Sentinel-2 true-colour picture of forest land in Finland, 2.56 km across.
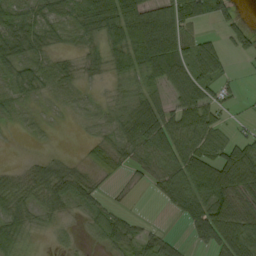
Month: September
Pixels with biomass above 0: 74%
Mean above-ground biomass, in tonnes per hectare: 43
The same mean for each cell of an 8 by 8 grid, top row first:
65 39 37 84 93 76 56 18
60 32 21 40 101 72 46 23
38 44 25 21 52 55 47 8
20 12 25 29 76 61 55 8
3 8 9 42 72 77 64 45
28 60 41 24 30 71 76 72
55 40 27 25 0 36 75 67
50 8 11 51 40 19 41 81
